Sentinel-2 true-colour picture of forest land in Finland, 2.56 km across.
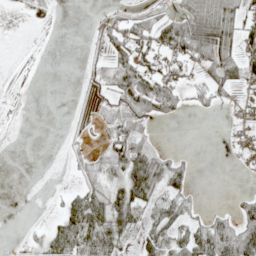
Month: May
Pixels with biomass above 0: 45%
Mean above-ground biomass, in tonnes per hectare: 28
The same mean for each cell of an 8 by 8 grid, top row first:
4 19 0 17 36 43 24 31
2 2 0 40 47 56 72 43
11 0 4 44 71 37 37 46
3 0 5 35 63 26 13 10
0 0 13 57 45 0 0 11
0 0 23 26 69 40 0 2
0 3 60 50 39 41 9 32
0 44 67 40 29 39 93 92
